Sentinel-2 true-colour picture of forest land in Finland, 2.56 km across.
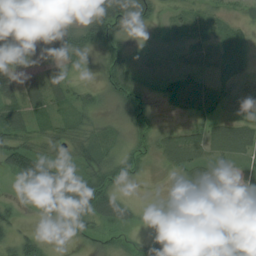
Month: August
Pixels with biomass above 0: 81%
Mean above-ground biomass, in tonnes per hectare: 36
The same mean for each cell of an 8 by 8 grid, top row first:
62 16 20 86 40 20 31 20
77 52 51 54 10 14 20 22
61 57 14 50 22 29 30 22
49 35 31 15 33 16 40 18
49 31 41 25 24 53 45 60
52 111 53 50 13 15 43 23
16 57 89 48 6 9 18 73
32 5 18 23 9 30 51 43
